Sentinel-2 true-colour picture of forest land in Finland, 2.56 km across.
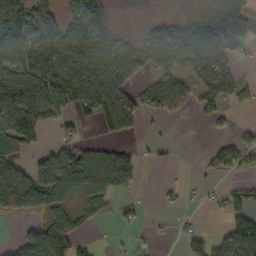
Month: October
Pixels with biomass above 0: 56%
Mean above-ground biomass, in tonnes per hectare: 55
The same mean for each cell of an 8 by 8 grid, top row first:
99 54 74 16 5 12 39 57
83 84 131 73 62 66 101 38
80 125 151 114 43 58 86 36
128 79 61 143 71 28 31 11
102 21 56 30 9 4 9 43
80 93 94 102 11 2 14 22
108 61 40 22 11 12 11 22
34 100 28 5 9 17 47 87
